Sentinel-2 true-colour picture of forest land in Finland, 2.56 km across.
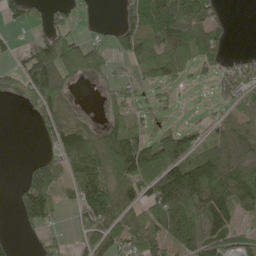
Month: May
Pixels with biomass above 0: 61%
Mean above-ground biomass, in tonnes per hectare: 79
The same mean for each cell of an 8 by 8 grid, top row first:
41 38 22 3 176 221 87 0
19 133 97 61 106 116 88 4
44 174 31 48 35 45 14 71
1 87 19 60 22 9 5 78
0 36 120 157 116 127 63 110
9 138 99 128 126 179 168 119
49 97 73 142 108 165 154 87
11 32 36 71 133 76 105 44
